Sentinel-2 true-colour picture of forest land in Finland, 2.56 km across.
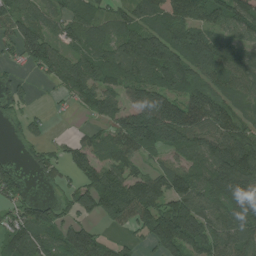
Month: July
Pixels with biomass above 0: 80%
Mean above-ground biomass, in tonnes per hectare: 94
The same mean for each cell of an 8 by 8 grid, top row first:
96 78 83 70 91 135 92 126
66 94 83 91 166 129 119 79
35 42 132 90 106 124 78 83
38 13 34 86 149 157 127 70
16 41 50 89 142 110 98 114
46 41 68 95 78 111 108 166
67 65 81 97 132 139 84 151
108 98 149 29 54 172 113 112
